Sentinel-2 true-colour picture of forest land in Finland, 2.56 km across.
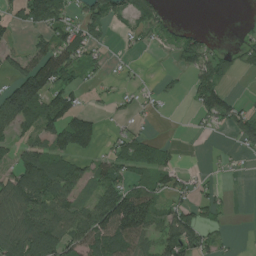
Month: July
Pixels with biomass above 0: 56%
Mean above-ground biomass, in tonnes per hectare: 65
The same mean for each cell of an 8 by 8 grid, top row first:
52 152 54 79 72 8 0 1
32 88 91 15 22 57 50 28
105 134 42 14 10 15 93 10
147 125 65 15 17 0 90 60
50 78 97 38 62 11 2 50
88 117 69 99 66 51 17 8
118 112 67 195 157 72 49 0
111 120 104 132 81 127 57 3
